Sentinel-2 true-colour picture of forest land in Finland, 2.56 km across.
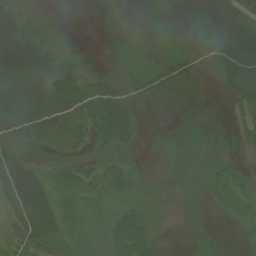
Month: July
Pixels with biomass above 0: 81%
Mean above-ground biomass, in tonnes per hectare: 22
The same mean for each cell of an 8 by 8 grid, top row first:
30 9 2 10 4 3 3 11
60 23 3 8 6 11 25 57
27 37 23 25 30 25 3 72
45 44 39 64 9 3 2 12
34 16 19 28 6 7 4 4
56 24 30 29 6 6 16 15
44 49 24 14 13 6 10 21
25 41 20 38 42 1 12 4
